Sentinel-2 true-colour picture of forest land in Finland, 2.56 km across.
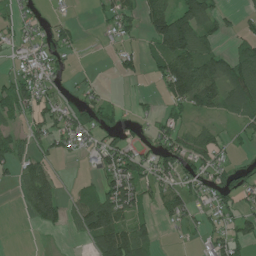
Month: July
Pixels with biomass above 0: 55%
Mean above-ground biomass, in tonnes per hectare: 49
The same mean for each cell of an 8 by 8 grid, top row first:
28 17 3 46 62 112 74 23
18 43 17 13 26 142 65 48
50 36 12 5 14 136 131 110
60 50 50 36 11 33 52 72
49 45 25 49 28 68 62 15
37 70 7 72 52 60 48 49
6 108 59 113 39 58 34 44
0 2 20 152 73 5 29 55
